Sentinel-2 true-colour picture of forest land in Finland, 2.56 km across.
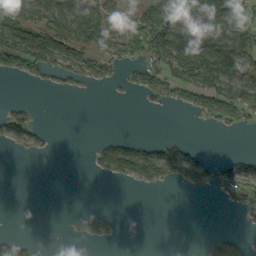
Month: September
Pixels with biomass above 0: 40%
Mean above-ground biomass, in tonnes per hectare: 41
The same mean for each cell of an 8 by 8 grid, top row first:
98 74 133 77 68 92 104 65
120 117 87 54 74 124 136 92
14 24 45 23 43 62 79 75
28 0 0 0 4 9 55 62
30 9 0 41 32 63 1 0
0 0 0 43 73 62 46 66
0 0 6 4 0 0 0 23
45 0 19 17 0 0 14 23
